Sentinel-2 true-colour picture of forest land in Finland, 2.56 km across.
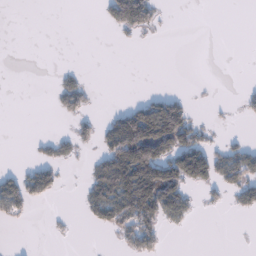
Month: January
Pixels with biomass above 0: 25%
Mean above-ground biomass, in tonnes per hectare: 34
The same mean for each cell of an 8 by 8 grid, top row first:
0 0 0 54 82 0 0 0
0 0 0 1 2 0 0 0
0 1 22 0 0 0 1 1
0 3 44 17 95 100 2 12
0 19 29 90 188 114 35 21
30 57 4 148 157 118 76 74
54 6 15 113 158 96 9 29
0 4 0 10 75 0 0 0
